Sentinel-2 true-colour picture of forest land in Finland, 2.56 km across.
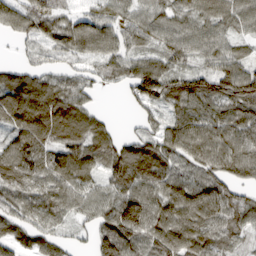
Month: March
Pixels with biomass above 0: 89%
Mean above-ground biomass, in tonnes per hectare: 85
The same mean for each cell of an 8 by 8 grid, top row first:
99 76 52 63 71 74 79 83
19 70 87 82 69 90 78 43
80 64 54 48 152 89 90 123
122 136 96 9 51 72 80 91
98 93 109 81 90 95 108 93
121 91 89 88 109 87 98 79
82 86 66 90 125 99 103 90
90 75 25 123 104 107 97 50
